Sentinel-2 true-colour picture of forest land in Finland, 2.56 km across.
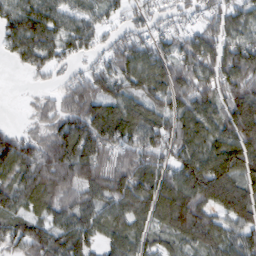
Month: February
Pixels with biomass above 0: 88%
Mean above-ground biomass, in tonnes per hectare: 79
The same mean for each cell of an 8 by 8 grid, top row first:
82 86 52 37 45 44 50 67
63 88 53 53 76 69 87 95
0 18 61 79 107 100 74 89
1 41 107 111 100 89 88 128
93 81 130 88 83 78 99 126
73 106 74 89 100 90 139 101
64 73 77 69 87 133 85 112
68 93 88 60 65 57 77 71
